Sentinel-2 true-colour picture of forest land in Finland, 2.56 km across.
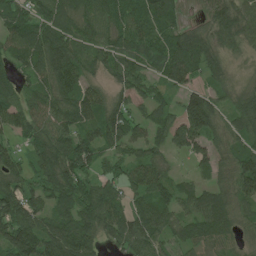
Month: June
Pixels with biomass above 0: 89%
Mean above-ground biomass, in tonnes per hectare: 78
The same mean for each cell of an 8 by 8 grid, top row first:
83 76 59 82 89 43 45 88
75 114 79 78 77 95 77 46
55 83 81 44 70 68 52 32
83 91 95 93 50 64 157 84
37 96 98 79 75 58 70 57
77 84 93 66 110 40 45 115
103 71 91 107 74 71 117 70
139 106 104 52 104 58 72 43
